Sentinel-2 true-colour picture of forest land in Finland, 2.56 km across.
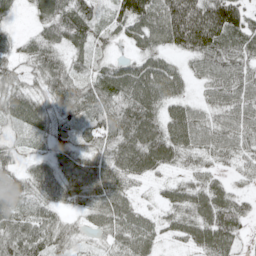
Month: May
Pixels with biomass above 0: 90%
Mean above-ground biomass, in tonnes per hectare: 65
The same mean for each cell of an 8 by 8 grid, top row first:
21 66 78 45 106 116 131 94
36 70 49 25 56 65 110 81
49 82 70 86 101 73 57 75
72 69 71 81 103 65 49 76
28 46 57 74 105 87 66 62
46 70 81 81 49 24 45 21
66 58 44 80 27 53 78 51
86 79 30 49 65 28 74 35
